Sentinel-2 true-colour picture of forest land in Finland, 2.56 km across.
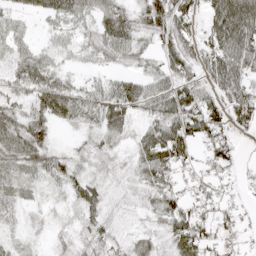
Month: April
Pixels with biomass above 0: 82%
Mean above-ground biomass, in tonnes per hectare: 40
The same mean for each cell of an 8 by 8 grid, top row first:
18 36 48 60 54 68 39 89
34 33 28 55 25 57 42 75
38 44 19 28 35 52 37 57
44 57 47 69 38 73 75 53
50 33 18 26 48 78 49 17
31 36 33 17 44 35 29 12
23 14 45 15 24 48 39 23
16 12 24 35 29 55 48 21
